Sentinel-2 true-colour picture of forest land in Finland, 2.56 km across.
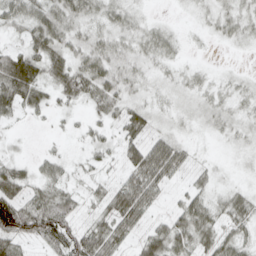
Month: April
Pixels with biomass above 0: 71%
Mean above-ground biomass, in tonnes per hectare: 26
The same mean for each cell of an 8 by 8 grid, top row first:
37 45 30 23 7 2 10 18
18 44 25 23 19 11 2 5
82 31 49 36 13 10 10 8
30 16 6 26 26 9 12 10
3 3 6 15 49 31 2 7
40 29 7 10 64 22 16 3
80 70 22 44 45 21 39 29
58 47 57 44 34 48 34 28
